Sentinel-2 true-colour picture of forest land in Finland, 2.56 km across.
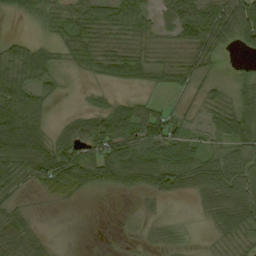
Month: September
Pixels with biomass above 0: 75%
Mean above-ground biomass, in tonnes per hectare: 49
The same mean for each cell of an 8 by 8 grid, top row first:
24 53 54 51 49 66 84 98
43 37 28 35 39 38 63 30
78 52 4 27 28 47 38 26
103 28 17 45 43 24 43 77
145 76 74 85 64 54 34 75
75 85 98 90 95 75 83 88
28 6 4 0 10 2 37 83
73 19 0 0 10 21 9 41
